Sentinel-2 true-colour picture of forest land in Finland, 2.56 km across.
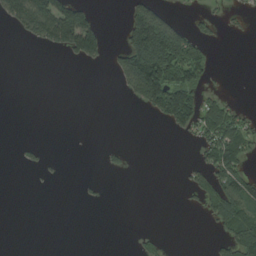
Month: August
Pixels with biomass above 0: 24%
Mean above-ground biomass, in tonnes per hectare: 41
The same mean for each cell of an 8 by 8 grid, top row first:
88 167 129 0 137 20 20 9
0 39 144 20 253 209 40 0
0 0 0 11 234 133 36 0
0 0 0 0 30 183 65 35
4 4 0 5 0 2 68 91
0 6 2 5 0 2 57 101
0 0 3 0 0 0 48 112
0 0 0 0 15 0 7 111
